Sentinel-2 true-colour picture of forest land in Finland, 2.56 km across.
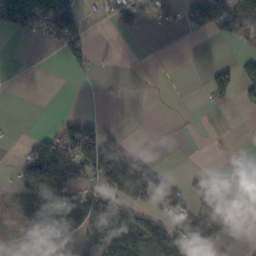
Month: October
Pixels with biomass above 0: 38%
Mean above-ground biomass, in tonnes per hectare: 57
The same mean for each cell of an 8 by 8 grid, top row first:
124 116 62 36 57 43 96 95
0 10 57 1 0 0 0 14
0 0 8 5 1 0 42 76
0 1 13 0 0 2 6 10
5 96 186 111 3 4 2 1
40 161 118 197 167 27 18 0
42 158 180 136 91 119 60 4
13 127 78 241 209 106 68 3
